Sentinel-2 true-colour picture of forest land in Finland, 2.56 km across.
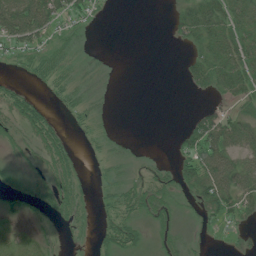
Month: July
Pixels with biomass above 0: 50%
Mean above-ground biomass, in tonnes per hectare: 25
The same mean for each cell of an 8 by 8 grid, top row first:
90 51 27 1 0 22 59 54
28 30 9 0 0 5 46 68
7 22 10 2 0 2 42 56
36 19 14 2 0 0 22 22
18 43 4 5 1 16 73 49
14 30 18 13 19 33 71 66
17 26 24 20 40 24 39 37
31 12 4 38 18 22 5 6
